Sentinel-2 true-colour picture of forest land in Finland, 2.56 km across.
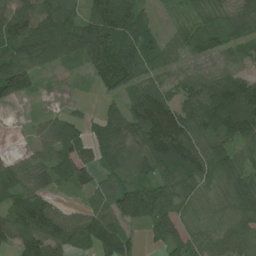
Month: July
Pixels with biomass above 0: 83%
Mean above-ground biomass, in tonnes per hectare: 67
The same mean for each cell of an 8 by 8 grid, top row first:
96 88 60 110 50 12 39 44
71 96 90 107 75 46 64 39
111 7 7 82 53 49 62 80
3 18 15 46 125 96 111 136
2 56 78 67 95 142 74 54
51 43 58 37 53 80 64 63
76 83 26 67 95 70 33 66
85 122 83 113 24 66 57 97
